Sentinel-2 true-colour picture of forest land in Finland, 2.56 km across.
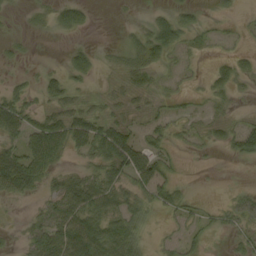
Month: August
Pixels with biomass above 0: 52%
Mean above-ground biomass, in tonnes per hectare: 24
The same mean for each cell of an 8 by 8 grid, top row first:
2 15 26 1 4 30 5 6
7 0 17 7 42 36 10 10
10 22 16 7 23 11 19 23
47 28 36 16 19 16 15 6
30 80 35 55 39 15 15 46
56 31 27 37 52 17 1 0
2 26 56 42 27 25 10 34
7 59 78 59 16 14 11 16
